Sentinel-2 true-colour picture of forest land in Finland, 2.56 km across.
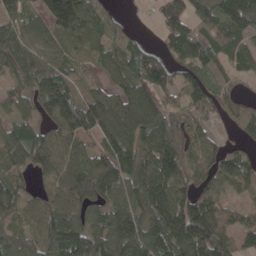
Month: April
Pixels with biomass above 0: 86%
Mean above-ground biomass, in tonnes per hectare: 94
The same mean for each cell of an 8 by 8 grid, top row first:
89 126 123 33 8 109 103 185
98 87 62 55 59 93 103 84
68 135 53 66 120 89 81 40
74 95 159 129 146 65 67 70
98 114 72 120 100 103 57 31
63 59 107 136 138 123 79 107
69 82 72 83 126 143 115 54
65 92 107 128 133 136 177 72
